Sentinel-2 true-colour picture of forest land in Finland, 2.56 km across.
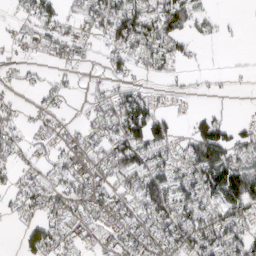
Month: March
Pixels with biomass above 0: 61%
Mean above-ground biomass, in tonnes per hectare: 51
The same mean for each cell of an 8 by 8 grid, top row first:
22 71 40 97 87 83 34 3
18 56 37 50 75 50 7 1
20 21 9 34 18 16 9 4
21 27 10 73 109 19 24 3
43 34 47 86 92 39 123 54
28 36 63 68 86 70 104 114
19 57 63 72 71 85 69 71
8 85 43 69 65 68 89 74
